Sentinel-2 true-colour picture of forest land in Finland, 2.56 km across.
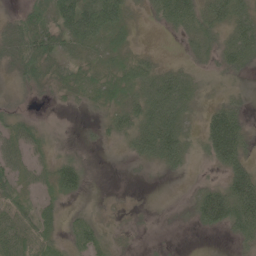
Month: June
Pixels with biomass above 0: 70%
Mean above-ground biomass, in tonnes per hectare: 39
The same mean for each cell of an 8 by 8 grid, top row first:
21 48 85 77 17 75 61 56
38 65 37 37 11 7 47 61
23 38 47 54 65 68 22 16
20 4 9 37 71 76 39 41
46 29 9 16 64 76 63 73
42 41 49 0 5 11 13 75
56 30 5 9 5 7 98 96
63 42 31 20 4 2 1 38
